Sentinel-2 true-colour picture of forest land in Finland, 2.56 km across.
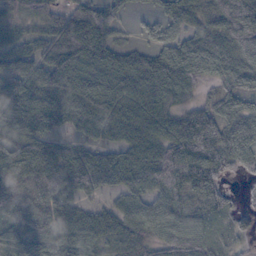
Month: October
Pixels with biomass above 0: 89%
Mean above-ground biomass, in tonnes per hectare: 74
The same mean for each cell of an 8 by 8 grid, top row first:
73 71 104 56 16 52 64 110
72 82 125 75 40 67 93 93
70 78 92 81 90 105 49 61
91 87 86 91 94 64 75 60
80 66 49 66 111 77 92 72
96 95 108 90 123 105 81 31
60 67 57 47 55 73 54 26
55 76 90 79 54 67 45 27
